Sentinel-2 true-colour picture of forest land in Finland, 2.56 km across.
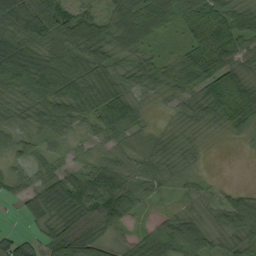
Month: September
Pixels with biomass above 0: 89%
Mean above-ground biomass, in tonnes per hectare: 54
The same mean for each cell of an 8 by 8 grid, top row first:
72 74 57 60 83 55 95 67
72 42 62 68 48 25 117 65
48 49 73 62 51 54 93 68
37 68 66 88 17 27 73 102
37 25 17 39 21 32 9 7
30 41 69 108 55 21 10 0
12 85 113 109 20 17 25 78
51 56 92 32 49 90 39 43
